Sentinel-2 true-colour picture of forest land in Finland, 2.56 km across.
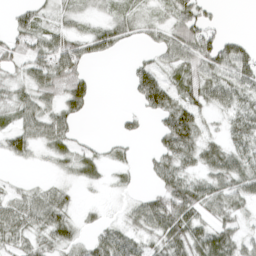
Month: April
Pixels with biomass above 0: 70%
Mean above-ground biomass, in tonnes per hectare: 38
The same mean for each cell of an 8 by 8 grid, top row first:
24 21 26 25 24 55 28 0
39 61 53 43 20 66 68 38
26 65 55 0 63 42 55 55
36 47 33 3 30 70 26 45
43 40 21 13 3 70 32 43
5 7 29 9 10 52 43 59
50 66 14 4 48 96 51 31
40 37 24 56 35 70 66 36
